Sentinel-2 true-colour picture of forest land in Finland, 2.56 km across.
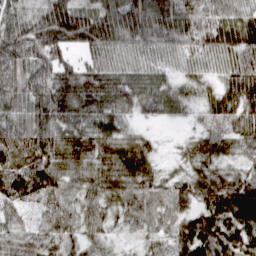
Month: March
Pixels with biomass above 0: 96%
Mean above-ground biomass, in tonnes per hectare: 69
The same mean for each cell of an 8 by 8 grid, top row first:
66 95 99 96 111 104 66 62
86 95 58 81 73 64 65 87
79 84 112 90 73 48 38 100
74 113 103 87 48 49 53 80
83 72 75 66 42 14 68 56
89 82 62 70 62 36 64 52
52 48 59 50 61 53 67 86
60 56 46 22 28 55 91 66
